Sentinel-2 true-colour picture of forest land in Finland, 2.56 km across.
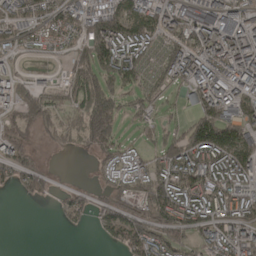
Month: April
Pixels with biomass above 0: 73%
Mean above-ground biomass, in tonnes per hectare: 97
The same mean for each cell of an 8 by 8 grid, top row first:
86 89 97 156 136 100 127 103
62 46 96 182 114 115 102 139
66 21 117 149 72 89 150 139
96 107 100 150 90 29 152 116
104 27 53 105 43 151 217 159
96 67 3 72 106 140 150 127
1 5 62 92 143 169 121 109
0 0 0 51 150 112 84 122
